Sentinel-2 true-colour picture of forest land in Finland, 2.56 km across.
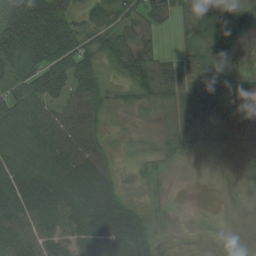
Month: August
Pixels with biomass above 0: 82%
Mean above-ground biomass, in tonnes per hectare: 45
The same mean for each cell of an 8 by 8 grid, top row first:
95 112 42 47 44 21 24 34
88 111 71 47 42 15 40 21
60 98 56 18 58 42 42 17
56 50 64 18 15 28 46 12
57 69 71 13 6 26 21 10
82 74 76 35 15 2 6 6
101 110 75 78 21 2 3 2
77 72 77 112 65 3 1 0
